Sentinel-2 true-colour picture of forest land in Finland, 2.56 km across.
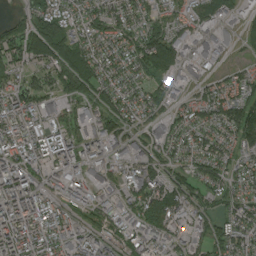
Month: August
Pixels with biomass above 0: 83%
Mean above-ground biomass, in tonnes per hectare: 87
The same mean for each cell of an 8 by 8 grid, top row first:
27 133 67 85 70 55 81 62
93 126 88 82 104 101 58 31
58 73 122 75 65 73 55 64
126 86 48 96 65 53 98 135
123 130 97 76 76 86 92 88
160 74 81 67 119 66 90 62
160 113 74 70 123 104 58 83
145 130 120 74 77 67 67 76
